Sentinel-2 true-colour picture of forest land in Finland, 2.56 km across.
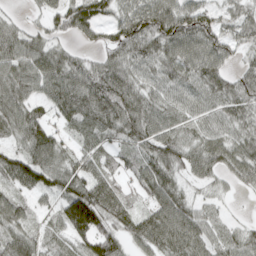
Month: April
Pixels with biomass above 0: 88%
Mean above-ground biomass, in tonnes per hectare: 71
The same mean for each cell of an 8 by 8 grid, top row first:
16 46 95 49 90 99 66 48
85 66 33 72 77 87 98 46
93 93 94 104 58 69 84 58
86 47 98 105 94 61 60 58
48 102 45 52 77 73 70 60
84 88 77 66 77 53 53 49
70 31 154 86 49 91 32 2
83 64 71 82 78 96 65 45
